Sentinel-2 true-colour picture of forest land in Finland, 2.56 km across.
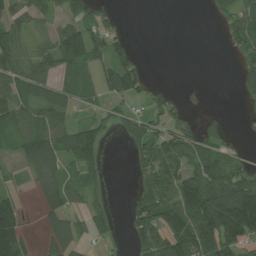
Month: July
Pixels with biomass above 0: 57%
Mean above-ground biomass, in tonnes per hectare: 61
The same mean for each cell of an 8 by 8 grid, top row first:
70 46 59 27 0 0 13 81
88 59 126 95 3 0 0 53
84 70 59 120 58 0 0 35
82 84 22 43 38 37 13 5
55 86 114 8 91 92 57 12
10 73 51 3 67 96 96 68
49 63 34 17 88 131 172 224
85 52 39 17 106 123 153 126
